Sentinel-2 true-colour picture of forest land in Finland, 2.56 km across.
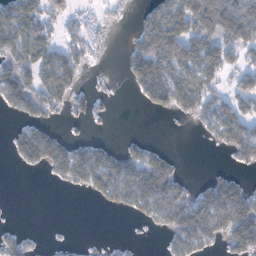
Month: January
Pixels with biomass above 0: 52%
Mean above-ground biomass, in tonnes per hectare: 60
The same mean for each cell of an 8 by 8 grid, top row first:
116 65 27 19 43 119 129 130
100 80 57 11 115 137 102 87
86 96 38 4 126 95 82 52
41 48 24 9 15 50 72 85
57 116 45 21 29 0 12 95
2 25 90 92 125 58 20 27
1 0 0 32 72 112 131 127
33 3 3 3 3 58 57 131
